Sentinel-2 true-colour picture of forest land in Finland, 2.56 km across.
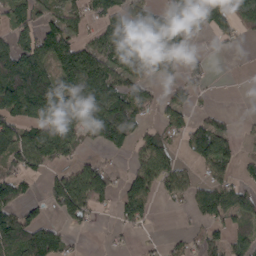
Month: March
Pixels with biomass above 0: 59%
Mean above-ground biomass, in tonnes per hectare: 82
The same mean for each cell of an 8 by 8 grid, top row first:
75 50 63 108 107 126 82 102
128 137 106 131 143 88 4 13
253 154 142 113 73 53 26 1
116 153 137 163 55 66 31 3
123 134 60 92 64 40 154 40
84 43 111 62 108 89 54 38
79 42 113 30 89 11 95 102
117 110 9 13 13 23 56 50
